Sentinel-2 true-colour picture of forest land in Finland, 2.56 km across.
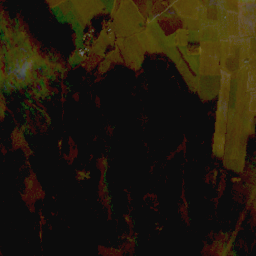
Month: October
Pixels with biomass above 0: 73%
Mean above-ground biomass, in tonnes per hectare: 68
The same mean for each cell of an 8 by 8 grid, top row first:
58 43 19 26 3 2 1 0
89 90 44 16 24 14 0 1
81 90 60 93 113 164 1 0
80 60 119 75 85 151 105 1
35 91 130 83 73 78 154 35
56 109 85 100 73 75 90 74
62 156 94 79 108 77 89 59
66 76 86 56 85 77 54 53
